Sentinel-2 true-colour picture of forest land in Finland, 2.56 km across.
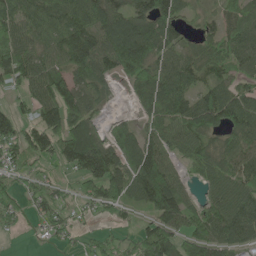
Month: June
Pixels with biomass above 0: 82%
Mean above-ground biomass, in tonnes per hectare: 84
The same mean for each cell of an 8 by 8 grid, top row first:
90 81 95 93 109 91 35 68
105 81 143 120 130 84 65 100
77 120 91 59 90 127 70 56
55 114 110 14 54 108 125 109
85 103 169 87 104 69 56 83
47 37 79 132 150 69 55 77
53 83 29 79 62 139 65 102
2 21 26 38 97 87 103 89
